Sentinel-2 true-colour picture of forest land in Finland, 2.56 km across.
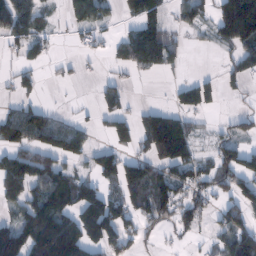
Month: February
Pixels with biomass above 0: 55%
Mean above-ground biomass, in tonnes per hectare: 71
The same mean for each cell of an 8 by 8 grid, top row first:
118 37 72 23 114 41 56 267
35 28 18 26 163 54 18 87
36 6 11 24 7 15 42 40
62 34 8 67 49 73 43 28
81 78 68 66 67 171 21 49
124 110 56 96 116 86 68 106
50 132 141 112 97 95 48 78
139 183 140 91 29 17 20 113
